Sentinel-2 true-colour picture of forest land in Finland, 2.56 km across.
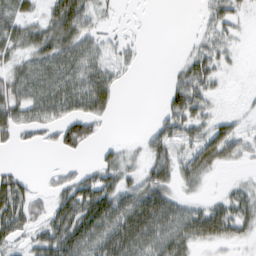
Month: February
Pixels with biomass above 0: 63%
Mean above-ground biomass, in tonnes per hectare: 36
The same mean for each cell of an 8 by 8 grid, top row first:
46 39 56 7 0 0 25 20
39 56 46 16 4 1 32 11
41 58 54 33 0 24 38 1
49 48 51 19 0 49 29 9
17 18 48 14 21 42 59 35
33 11 36 37 38 44 23 6
71 39 81 70 81 50 37 52
30 57 73 71 75 65 39 22
